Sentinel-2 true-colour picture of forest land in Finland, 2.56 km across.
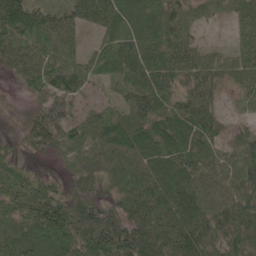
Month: June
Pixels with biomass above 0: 88%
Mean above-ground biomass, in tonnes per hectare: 48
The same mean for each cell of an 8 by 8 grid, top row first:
67 46 50 66 79 43 14 26
69 59 24 54 59 60 14 26
20 79 59 33 69 42 47 18
3 70 23 30 63 57 67 8
10 48 43 45 57 69 65 33
19 10 17 24 46 69 49 57
31 49 46 38 69 86 62 68
45 67 56 63 88 82 62 72
